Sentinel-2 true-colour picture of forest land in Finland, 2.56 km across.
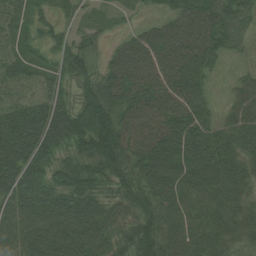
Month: August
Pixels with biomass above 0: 93%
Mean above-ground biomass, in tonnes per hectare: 73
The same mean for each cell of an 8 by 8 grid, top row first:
17 31 24 17 14 56 81 65
22 37 68 27 70 81 85 27
29 44 60 72 71 81 39 31
51 86 101 95 71 83 51 64
93 111 90 135 86 101 98 76
101 87 101 83 90 92 94 74
79 95 107 71 84 77 67 63
95 126 128 83 100 77 80 53
